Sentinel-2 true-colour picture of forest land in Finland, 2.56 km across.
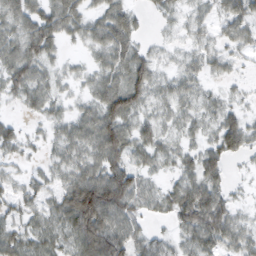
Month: February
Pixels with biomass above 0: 82%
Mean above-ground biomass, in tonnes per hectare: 40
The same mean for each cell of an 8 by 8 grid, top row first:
54 54 47 50 14 20 25 48
55 51 15 61 23 17 30 26
51 36 21 50 59 34 20 13
10 31 30 67 33 31 27 27
33 22 50 71 41 24 30 47
19 28 56 75 30 27 55 7
31 36 103 87 31 48 80 20
51 43 65 77 38 26 52 41
